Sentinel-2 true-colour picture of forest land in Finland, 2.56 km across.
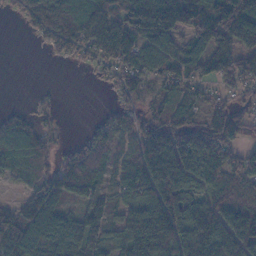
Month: November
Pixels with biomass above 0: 79%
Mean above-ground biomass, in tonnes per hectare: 95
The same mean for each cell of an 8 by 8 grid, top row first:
36 117 88 100 167 157 150 161
0 34 83 166 101 83 138 113
0 0 1 59 74 100 80 97
25 23 0 30 56 85 64 58
117 56 46 93 136 161 162 69
36 76 123 48 147 186 125 79
68 123 57 58 160 146 115 104
136 106 117 68 190 168 207 158
